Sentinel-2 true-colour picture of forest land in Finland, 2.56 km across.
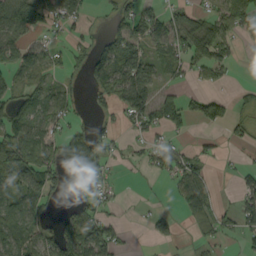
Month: September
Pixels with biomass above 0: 53%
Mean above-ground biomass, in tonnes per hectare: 44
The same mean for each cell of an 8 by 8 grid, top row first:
120 63 44 24 50 40 34 54
50 28 21 65 55 51 71 16
40 35 16 78 87 16 31 3
64 60 16 21 77 63 60 26
105 55 71 20 23 22 10 15
87 67 86 13 5 46 28 23
68 30 35 16 4 22 63 55
68 50 98 77 4 20 28 17
